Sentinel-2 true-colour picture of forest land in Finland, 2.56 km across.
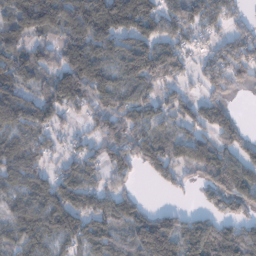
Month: January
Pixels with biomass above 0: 79%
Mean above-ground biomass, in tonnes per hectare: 89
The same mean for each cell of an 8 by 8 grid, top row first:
86 119 135 160 142 98 86 41
64 65 144 95 105 96 52 104
77 69 175 91 116 73 86 69
105 90 54 108 84 71 89 17
80 61 47 85 110 75 83 86
96 67 106 70 35 54 87 111
66 105 115 105 49 33 56 75
75 71 89 75 110 130 155 142
